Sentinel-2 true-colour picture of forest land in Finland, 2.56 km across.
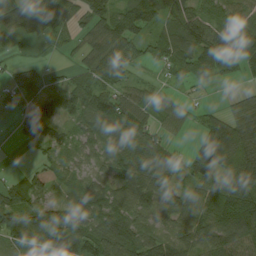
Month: August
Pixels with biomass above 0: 82%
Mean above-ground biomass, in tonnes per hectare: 73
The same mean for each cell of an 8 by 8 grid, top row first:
94 86 62 90 115 90 72 77
18 14 48 94 44 105 126 118
56 26 39 46 20 22 29 26
37 112 81 111 67 42 25 65
10 78 53 75 90 23 95 115
27 107 34 65 95 48 75 120
115 81 76 91 84 84 100 162
72 91 100 121 74 62 88 111
